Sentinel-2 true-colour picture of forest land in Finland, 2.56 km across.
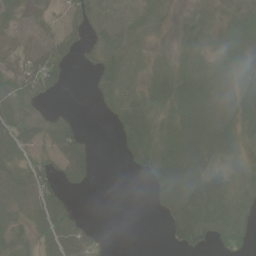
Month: June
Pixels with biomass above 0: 67%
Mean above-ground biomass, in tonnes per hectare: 32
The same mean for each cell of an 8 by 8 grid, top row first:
17 35 31 26 13 16 24 33
31 55 26 29 6 19 30 44
27 56 0 31 14 45 62 46
44 8 2 21 41 41 69 42
63 39 42 2 44 51 69 34
38 32 45 0 10 75 50 22
41 49 5 0 1 61 68 25
26 37 40 2 0 21 21 25
